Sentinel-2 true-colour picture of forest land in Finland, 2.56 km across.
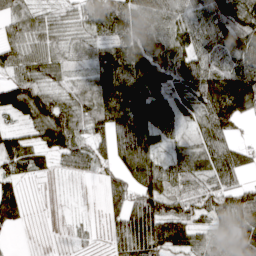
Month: April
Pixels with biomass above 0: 85%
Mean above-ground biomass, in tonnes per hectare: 81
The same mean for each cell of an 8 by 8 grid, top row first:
59 48 55 132 99 84 86 116
74 60 48 85 109 92 78 104
77 58 39 131 129 82 122 127
89 158 79 146 133 95 112 100
64 98 62 98 121 39 88 47
62 16 25 52 105 87 78 60
61 3 2 57 124 76 90 125
2 2 12 44 144 108 67 142
